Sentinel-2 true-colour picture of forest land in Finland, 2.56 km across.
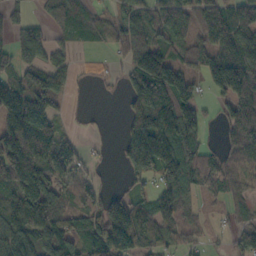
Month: October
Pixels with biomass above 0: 73%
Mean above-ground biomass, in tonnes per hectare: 88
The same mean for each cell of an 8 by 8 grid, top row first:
35 57 72 47 81 98 98 113
82 64 22 48 113 79 71 108
76 88 18 18 165 139 78 185
168 109 8 0 152 169 28 108
178 133 42 8 210 157 34 103
141 122 44 8 80 110 64 63
125 134 62 134 96 95 13 44
114 129 79 172 128 51 19 64
